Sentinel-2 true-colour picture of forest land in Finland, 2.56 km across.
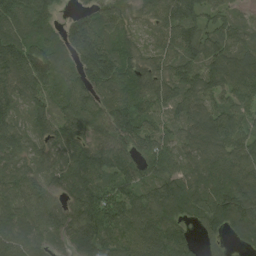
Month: August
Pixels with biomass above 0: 94%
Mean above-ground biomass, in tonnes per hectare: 102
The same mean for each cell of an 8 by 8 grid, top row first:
118 90 64 96 66 152 86 47
136 90 144 114 55 115 111 96
113 104 95 126 97 108 119 110
62 75 112 123 101 73 95 84
84 67 79 122 125 87 120 98
97 74 115 111 99 96 136 142
81 105 132 143 112 126 147 160
103 62 106 98 112 116 53 56
